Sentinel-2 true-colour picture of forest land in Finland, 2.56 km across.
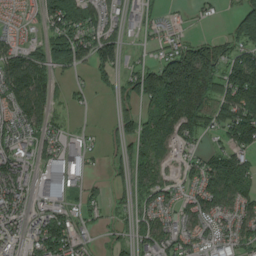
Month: August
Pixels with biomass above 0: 75%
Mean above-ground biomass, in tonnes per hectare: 74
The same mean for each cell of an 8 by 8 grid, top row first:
40 67 95 43 48 19 17 66
74 108 104 94 19 81 105 65
140 88 16 42 130 251 131 158
78 82 11 27 67 127 93 129
61 55 38 28 94 59 22 103
104 83 45 37 71 40 104 121
77 59 49 34 52 57 88 79
62 141 57 31 62 74 59 68
